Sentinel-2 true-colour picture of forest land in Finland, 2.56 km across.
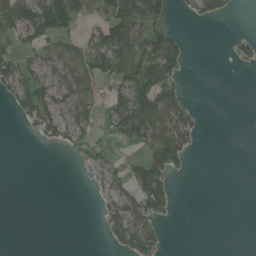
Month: June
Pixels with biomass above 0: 40%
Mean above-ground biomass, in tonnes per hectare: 37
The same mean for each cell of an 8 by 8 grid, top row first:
88 139 60 76 118 12 40 3
52 54 43 109 80 59 0 28
74 43 63 59 109 56 0 0
29 69 52 54 96 57 3 0
0 22 49 36 61 91 0 0
0 0 1 30 95 26 0 0
0 0 0 37 71 14 0 0
0 0 0 28 72 0 0 0
